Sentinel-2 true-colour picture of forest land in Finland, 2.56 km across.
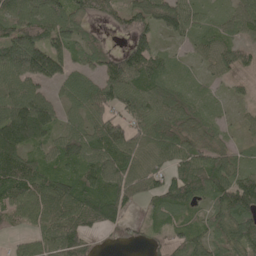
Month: May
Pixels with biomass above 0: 87%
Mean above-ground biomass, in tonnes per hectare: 79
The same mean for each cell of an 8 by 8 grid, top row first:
110 106 62 51 85 97 60 87
122 113 66 25 91 22 62 63
91 79 56 121 106 60 31 26
111 86 62 71 89 96 51 17
140 61 99 103 81 89 69 34
144 92 106 98 106 80 117 84
86 100 109 106 33 91 60 112
29 87 86 33 28 47 71 104
